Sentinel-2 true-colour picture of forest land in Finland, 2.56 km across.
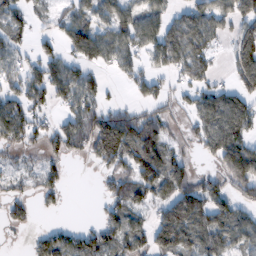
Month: February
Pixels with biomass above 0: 66%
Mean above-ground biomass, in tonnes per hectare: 76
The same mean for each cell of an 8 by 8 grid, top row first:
63 32 66 87 92 47 93 99
59 37 108 98 78 121 68 110
76 108 95 16 76 36 58 92
85 46 88 80 52 35 115 136
68 52 64 189 156 33 81 124
47 51 0 60 120 96 43 125
38 19 0 64 71 127 110 70
3 71 77 78 71 123 94 82
